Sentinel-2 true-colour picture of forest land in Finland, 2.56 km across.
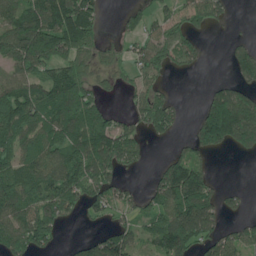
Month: June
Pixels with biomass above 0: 65%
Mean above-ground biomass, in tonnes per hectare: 92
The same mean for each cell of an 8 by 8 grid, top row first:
119 146 162 6 55 65 83 3
189 176 120 43 70 101 19 49
97 98 110 35 71 9 12 65
143 124 158 46 98 58 124 188
94 111 130 153 62 31 125 112
120 126 122 87 12 166 70 0
125 121 63 78 60 148 134 27
122 75 40 106 60 170 97 81
